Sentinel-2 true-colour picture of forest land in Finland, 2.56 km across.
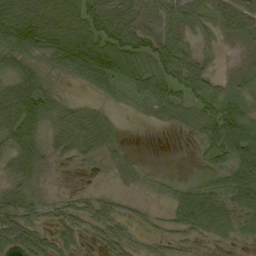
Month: September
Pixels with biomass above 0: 78%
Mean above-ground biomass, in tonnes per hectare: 44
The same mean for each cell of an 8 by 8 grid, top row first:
75 114 91 70 50 48 42 77
71 76 114 77 69 57 16 10
53 25 38 61 60 61 49 15
83 51 33 16 21 42 61 50
56 36 40 27 0 0 51 90
45 10 5 10 14 9 28 64
64 25 30 28 12 37 61 46
63 43 30 39 19 25 27 28
